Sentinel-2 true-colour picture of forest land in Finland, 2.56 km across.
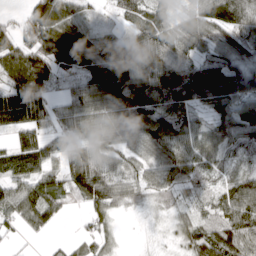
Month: March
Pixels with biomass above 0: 87%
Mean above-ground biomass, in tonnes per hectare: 71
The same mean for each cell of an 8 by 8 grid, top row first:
23 131 58 20 63 42 83 97
97 99 98 75 122 77 53 78
91 64 58 112 102 118 140 84
102 66 74 91 89 83 64 81
62 62 60 61 75 85 67 67
81 67 108 71 50 87 53 57
85 82 25 60 19 39 43 119
16 13 37 27 4 31 88 95
